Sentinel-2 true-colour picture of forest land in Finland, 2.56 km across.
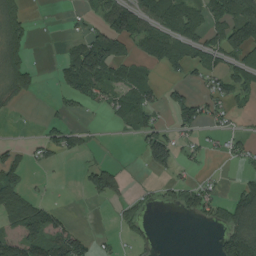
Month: August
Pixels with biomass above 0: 44%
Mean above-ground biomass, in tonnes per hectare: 50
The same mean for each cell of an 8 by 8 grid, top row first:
70 1 18 87 101 127 70 127
77 1 69 97 51 68 80 108
84 3 120 56 50 24 48 75
12 6 19 31 57 71 50 15
17 52 33 1 69 58 23 27
62 5 10 75 4 24 16 18
101 50 0 11 21 36 67 118
96 106 68 12 30 0 5 137
